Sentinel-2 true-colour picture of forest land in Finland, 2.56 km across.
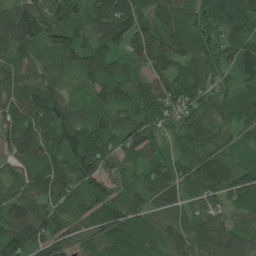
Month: July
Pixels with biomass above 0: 96%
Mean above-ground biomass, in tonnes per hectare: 83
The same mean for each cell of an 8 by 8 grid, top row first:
100 101 66 133 88 96 79 92
90 78 90 90 100 89 89 81
70 79 63 103 78 94 68 72
81 116 60 73 101 66 60 80
92 101 106 87 95 54 72 44
52 79 104 79 68 89 104 78
78 82 96 113 73 54 51 55
125 104 68 93 67 64 87 81
